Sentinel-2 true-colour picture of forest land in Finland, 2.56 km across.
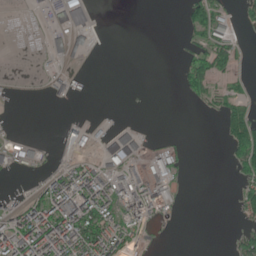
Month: June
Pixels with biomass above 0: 32%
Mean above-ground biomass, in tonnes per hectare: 27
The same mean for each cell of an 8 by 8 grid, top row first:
1 24 72 0 0 1 69 16
0 25 33 0 0 3 60 19
2 9 13 0 0 8 60 13
0 0 0 1 0 0 12 48
34 6 35 54 19 10 0 79
11 19 61 51 48 41 0 33
22 69 75 57 85 27 0 28
82 83 86 59 21 0 0 30
